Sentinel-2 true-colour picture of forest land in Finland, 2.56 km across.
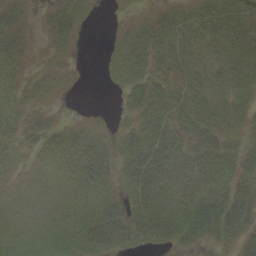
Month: September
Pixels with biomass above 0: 78%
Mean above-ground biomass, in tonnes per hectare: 24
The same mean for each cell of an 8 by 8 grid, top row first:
20 12 14 1 7 21 33 39
21 10 3 10 35 34 25 35
14 12 1 8 32 26 26 28
20 8 1 2 34 40 33 25
18 19 25 17 45 35 31 18
8 17 29 19 52 34 35 29
12 16 23 29 37 35 49 46
26 30 39 43 26 30 25 33
